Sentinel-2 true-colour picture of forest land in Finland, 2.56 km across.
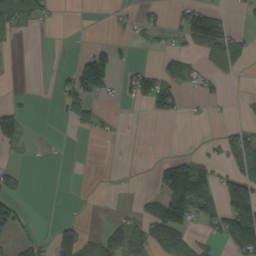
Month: September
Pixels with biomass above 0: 30%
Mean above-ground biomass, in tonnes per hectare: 32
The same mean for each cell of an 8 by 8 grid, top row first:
77 21 0 10 22 18 86 7
4 0 3 31 7 17 58 29
0 0 90 46 67 41 24 3
49 0 50 6 11 32 8 6
36 2 0 2 1 0 10 49
27 0 0 1 0 154 58 65
47 0 1 2 29 129 54 135
33 14 32 67 63 77 21 102
